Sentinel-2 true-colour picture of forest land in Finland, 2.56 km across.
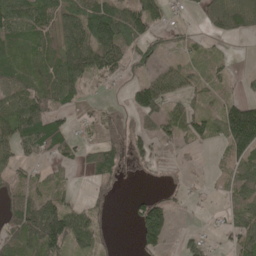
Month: May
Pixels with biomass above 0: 65%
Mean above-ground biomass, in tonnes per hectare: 62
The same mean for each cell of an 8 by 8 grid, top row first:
115 86 97 110 103 16 82 121
68 61 137 135 54 24 17 1
81 78 88 37 48 63 39 17
118 104 22 26 79 43 56 148
94 105 40 47 43 37 32 160
41 29 10 53 9 6 13 68
85 106 45 17 84 26 12 61
81 134 75 10 86 19 28 68
